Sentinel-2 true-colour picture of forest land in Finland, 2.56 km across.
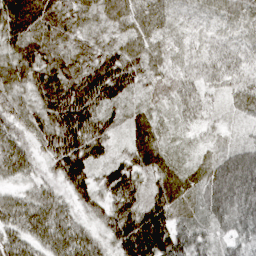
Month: March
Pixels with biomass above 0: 99%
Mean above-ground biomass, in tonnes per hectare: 55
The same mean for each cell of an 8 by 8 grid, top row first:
86 73 46 50 51 29 26 39
62 66 42 46 53 29 28 34
65 74 79 97 46 44 35 37
51 70 100 50 33 31 28 31
57 53 88 45 54 24 22 37
44 31 74 69 52 49 70 108
59 63 35 57 74 58 75 84
54 63 63 53 112 83 47 53
